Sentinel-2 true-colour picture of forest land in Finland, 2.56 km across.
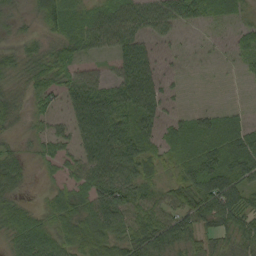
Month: September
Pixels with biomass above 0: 87%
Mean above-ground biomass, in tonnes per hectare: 47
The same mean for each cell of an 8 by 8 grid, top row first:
25 52 45 54 53 27 25 23
28 35 42 38 48 14 8 34
33 49 50 40 74 14 3 8
35 32 51 94 75 24 27 17
19 34 42 95 65 56 65 72
47 13 45 83 49 40 104 81
38 30 50 94 58 48 94 72
45 49 56 62 74 50 48 51
